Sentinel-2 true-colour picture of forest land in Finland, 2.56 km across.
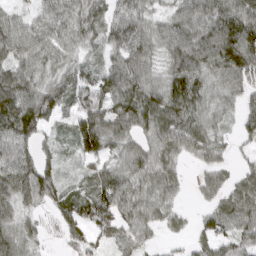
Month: March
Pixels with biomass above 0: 87%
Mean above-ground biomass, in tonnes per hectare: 61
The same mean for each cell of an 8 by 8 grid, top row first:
42 59 72 49 59 56 86 93
78 73 50 46 68 88 106 125
84 53 47 60 62 92 74 56
110 74 60 81 93 99 65 43
87 30 67 67 50 65 56 19
95 64 30 66 67 44 34 33
56 33 66 85 63 29 31 68
62 16 41 41 40 8 46 56
